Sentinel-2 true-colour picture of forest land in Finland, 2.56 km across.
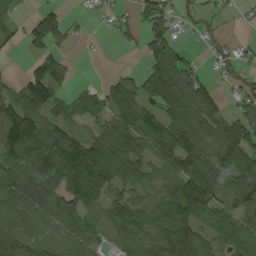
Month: September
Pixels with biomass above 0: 73%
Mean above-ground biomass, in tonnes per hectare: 80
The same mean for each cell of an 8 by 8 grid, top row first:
30 66 8 22 57 32 14 6
13 70 4 5 45 54 14 18
24 121 6 30 81 109 28 19
119 82 64 82 88 115 83 50
145 138 117 145 75 135 97 105
104 118 233 149 75 107 125 147
110 109 125 86 90 159 100 76
98 74 98 40 93 149 74 84
